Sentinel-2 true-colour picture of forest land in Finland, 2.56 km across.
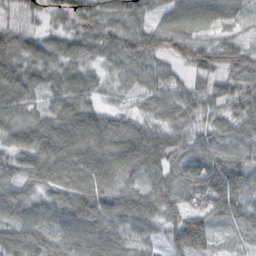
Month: October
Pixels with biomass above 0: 95%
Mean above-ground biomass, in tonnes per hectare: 61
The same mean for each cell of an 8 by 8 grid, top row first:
37 34 67 61 39 65 66 39
81 46 60 51 61 41 50 46
89 52 64 22 44 38 44 61
68 49 86 34 32 65 48 46
57 88 81 97 101 52 47 49
65 69 75 75 58 49 68 73
69 73 114 80 83 51 52 56
83 74 80 75 37 77 72 23
